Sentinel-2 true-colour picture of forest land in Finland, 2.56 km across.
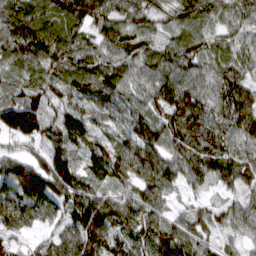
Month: March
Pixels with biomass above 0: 96%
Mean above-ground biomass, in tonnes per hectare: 100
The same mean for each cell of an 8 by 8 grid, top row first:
113 104 139 104 88 84 85 88
127 141 108 95 85 109 94 74
70 82 98 115 76 113 84 84
137 83 95 80 91 160 98 135
62 92 68 73 127 117 121 83
153 169 102 86 106 91 88 95
120 107 144 117 116 39 64 72
52 53 130 102 125 145 65 49
